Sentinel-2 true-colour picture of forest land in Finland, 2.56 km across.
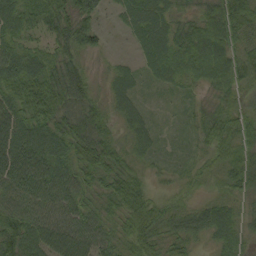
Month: September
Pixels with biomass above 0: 94%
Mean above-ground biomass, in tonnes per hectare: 51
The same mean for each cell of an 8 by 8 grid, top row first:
72 67 60 12 57 31 56 91
49 38 52 6 38 52 85 50
79 81 48 25 22 33 46 53
68 88 54 24 25 12 36 48
94 81 64 44 31 15 40 65
81 74 54 54 31 20 28 69
59 59 51 33 76 30 47 36
77 71 69 42 61 43 35 53
